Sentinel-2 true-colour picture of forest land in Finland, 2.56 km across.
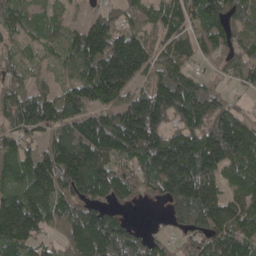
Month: May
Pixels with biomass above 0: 88%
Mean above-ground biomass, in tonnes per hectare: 121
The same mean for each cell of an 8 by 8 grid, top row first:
74 60 21 69 83 103 151 88
44 48 148 180 125 90 81 74
60 42 129 237 95 144 47 61
135 149 128 117 215 153 153 65
93 105 209 179 207 182 188 212
97 150 199 110 84 220 141 100
195 130 134 78 6 120 162 106
163 55 165 215 104 41 109 130
